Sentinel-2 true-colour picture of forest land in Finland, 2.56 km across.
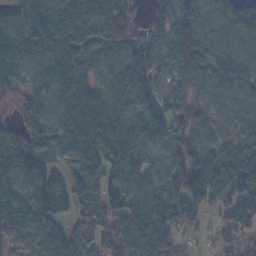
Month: November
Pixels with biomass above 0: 90%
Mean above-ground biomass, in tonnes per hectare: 68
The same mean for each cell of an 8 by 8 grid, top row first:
47 79 60 79 34 80 45 70
85 76 63 53 63 87 61 36
45 79 73 56 80 68 65 106
24 62 102 77 79 60 45 49
71 55 115 131 83 62 43 48
83 67 81 83 60 65 111 83
74 87 41 74 80 83 47 101
35 62 52 74 84 50 21 41
